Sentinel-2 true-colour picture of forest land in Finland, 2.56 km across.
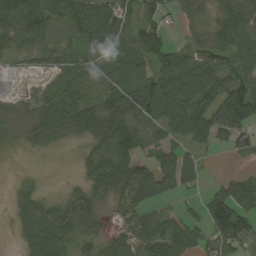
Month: August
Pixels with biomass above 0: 75%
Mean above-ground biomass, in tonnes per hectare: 63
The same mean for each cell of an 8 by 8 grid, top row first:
129 78 97 81 55 35 25 92
67 49 39 82 76 40 64 78
6 20 53 64 68 117 107 77
18 61 88 82 68 89 85 130
13 36 21 112 61 49 53 42
7 2 27 115 95 122 14 30
37 59 84 33 72 21 75 82
19 111 66 47 78 92 71 82
